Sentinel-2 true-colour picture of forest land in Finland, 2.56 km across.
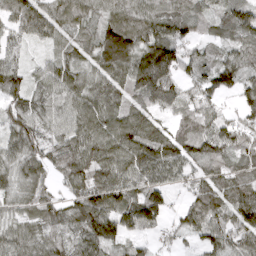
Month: April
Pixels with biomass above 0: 91%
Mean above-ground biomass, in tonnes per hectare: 84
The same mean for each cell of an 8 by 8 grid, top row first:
97 71 70 67 79 77 68 114
50 32 47 156 120 86 47 76
75 89 82 83 172 86 80 81
68 68 106 108 81 75 78 49
76 64 116 136 144 92 114 77
82 58 97 122 96 67 60 79
50 64 95 123 147 33 104 104
78 75 80 97 43 26 75 78
